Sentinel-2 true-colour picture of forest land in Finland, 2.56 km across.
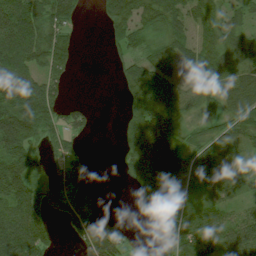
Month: July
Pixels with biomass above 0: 72%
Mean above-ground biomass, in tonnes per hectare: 60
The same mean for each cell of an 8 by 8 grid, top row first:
143 98 24 65 65 69 63 29
138 102 16 24 64 58 73 64
100 53 0 4 85 49 74 62
127 93 38 0 79 60 32 69
108 36 19 3 115 60 57 42
124 48 52 1 72 63 54 31
100 59 53 0 48 47 55 32
116 52 47 81 8 65 67 92
